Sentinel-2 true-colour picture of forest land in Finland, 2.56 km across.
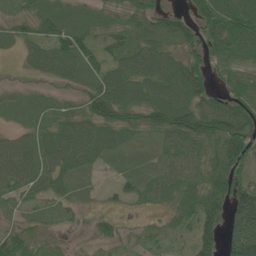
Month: June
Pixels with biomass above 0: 84%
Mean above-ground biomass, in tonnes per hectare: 52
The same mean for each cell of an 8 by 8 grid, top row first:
23 37 51 31 55 43 84 98
24 45 34 18 59 49 63 72
11 24 50 72 72 89 50 51
31 34 50 80 61 102 92 93
52 64 85 61 29 64 64 100
69 64 46 16 49 72 66 55
27 26 26 13 20 50 76 89
53 12 4 28 24 25 67 110
